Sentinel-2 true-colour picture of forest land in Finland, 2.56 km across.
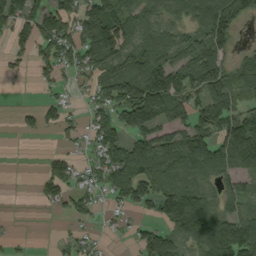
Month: September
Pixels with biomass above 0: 65%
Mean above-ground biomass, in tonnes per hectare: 74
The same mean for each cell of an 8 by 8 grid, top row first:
88 102 87 129 86 59 143 104
44 81 108 130 87 82 110 31
10 34 29 93 143 122 127 79
12 49 21 77 165 78 115 83
0 0 28 99 83 85 105 189
0 66 45 98 116 80 71 46
0 17 45 28 43 145 98 63
9 1 30 10 57 65 156 165
